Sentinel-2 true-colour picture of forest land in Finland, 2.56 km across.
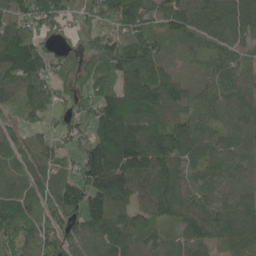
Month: June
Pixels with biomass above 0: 92%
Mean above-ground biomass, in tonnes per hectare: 92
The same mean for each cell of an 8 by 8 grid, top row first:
79 104 52 92 99 103 105 98
203 49 37 107 109 40 65 68
112 102 69 87 124 67 48 79
37 64 65 158 159 65 68 83
52 48 56 220 140 137 87 76
60 73 110 171 106 107 70 51
93 78 132 138 64 110 83 113
83 97 100 116 69 62 93 102
